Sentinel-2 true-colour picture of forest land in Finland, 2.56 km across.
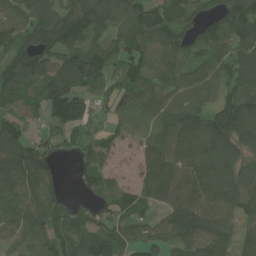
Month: July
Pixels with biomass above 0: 86%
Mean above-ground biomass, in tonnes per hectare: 86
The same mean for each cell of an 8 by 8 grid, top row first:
92 110 130 110 93 85 55 121
75 87 94 62 93 83 71 88
101 103 110 58 91 82 89 92
61 94 119 47 92 106 82 129
103 64 46 51 66 99 114 99
111 99 43 52 63 96 125 109
105 97 54 70 61 95 94 82
63 99 67 83 66 72 105 63
